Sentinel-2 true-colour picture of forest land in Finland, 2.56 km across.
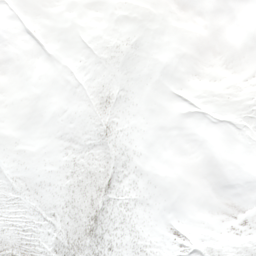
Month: May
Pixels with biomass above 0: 33%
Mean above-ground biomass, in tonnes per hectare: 6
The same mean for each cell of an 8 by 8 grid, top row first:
0 0 0 0 0 0 0 0
0 0 0 4 0 0 0 0
0 0 2 5 0 0 0 0
0 0 4 14 0 0 0 0
2 2 17 18 1 0 0 0
14 10 28 26 4 0 0 0
21 22 31 24 5 0 0 0
28 26 35 28 17 2 6 7
